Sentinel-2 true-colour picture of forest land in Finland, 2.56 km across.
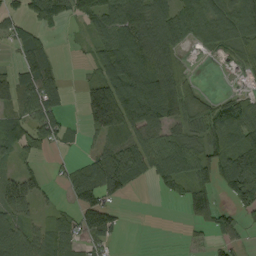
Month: September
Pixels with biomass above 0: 67%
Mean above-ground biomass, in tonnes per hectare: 69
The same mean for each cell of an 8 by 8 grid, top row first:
43 98 64 100 91 100 87 85
45 52 11 112 138 71 42 67
67 89 15 132 138 113 1 8
53 91 22 189 137 106 56 80
73 41 12 63 89 76 74 99
64 23 80 116 51 92 79 159
90 19 70 49 0 6 94 67
92 88 50 31 0 1 25 25
